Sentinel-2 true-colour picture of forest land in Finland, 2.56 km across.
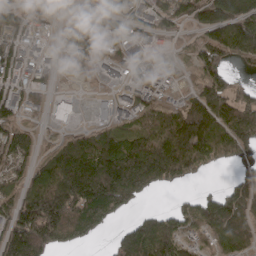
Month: April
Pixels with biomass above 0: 71%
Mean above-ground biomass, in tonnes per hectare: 92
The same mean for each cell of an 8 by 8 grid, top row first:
87 34 47 79 51 109 111 130
89 11 79 38 38 16 107 128
73 31 23 9 64 13 103 29
66 21 4 17 78 96 166 154
123 20 94 133 159 187 167 107
76 138 215 211 186 99 19 45
123 203 154 121 26 64 127 125
177 143 60 43 170 101 59 97
